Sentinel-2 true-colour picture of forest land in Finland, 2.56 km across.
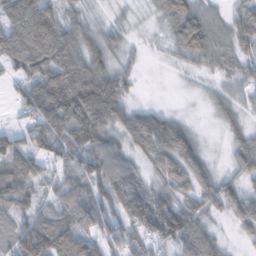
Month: February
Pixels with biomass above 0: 85%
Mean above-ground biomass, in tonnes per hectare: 70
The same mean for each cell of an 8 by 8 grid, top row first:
107 93 48 20 13 97 49 57
103 110 81 62 16 56 90 61
39 111 117 89 6 6 20 49
29 117 127 92 47 18 14 35
65 75 94 61 88 122 14 55
99 39 89 91 45 91 56 52
70 50 85 80 115 119 71 66
81 129 105 86 92 104 77 20
